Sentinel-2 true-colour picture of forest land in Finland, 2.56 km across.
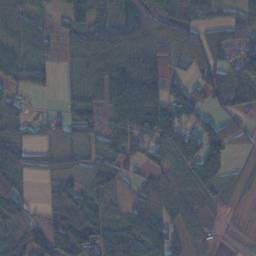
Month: November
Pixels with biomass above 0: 79%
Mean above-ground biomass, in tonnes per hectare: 72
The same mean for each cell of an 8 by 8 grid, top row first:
59 24 99 71 132 115 51 60
44 30 97 104 91 68 86 90
43 19 37 128 127 30 70 118
54 16 70 73 164 87 43 54
65 33 46 66 96 104 115 16
91 38 41 63 37 81 112 24
82 53 132 39 86 77 66 10
54 104 190 111 117 60 40 11
